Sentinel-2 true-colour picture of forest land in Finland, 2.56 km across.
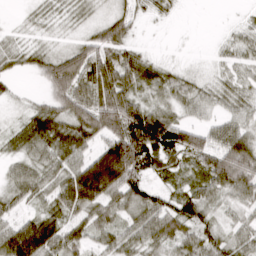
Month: March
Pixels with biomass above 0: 81%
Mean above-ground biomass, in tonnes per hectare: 50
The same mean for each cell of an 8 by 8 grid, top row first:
2 14 13 40 14 9 0 4
25 21 57 79 20 10 7 25
12 68 70 91 58 33 16 22
9 65 80 112 91 31 23 29
36 71 71 98 133 77 56 81
39 41 108 144 54 24 60 94
27 32 69 60 62 49 38 24
112 87 47 42 47 54 50 32
